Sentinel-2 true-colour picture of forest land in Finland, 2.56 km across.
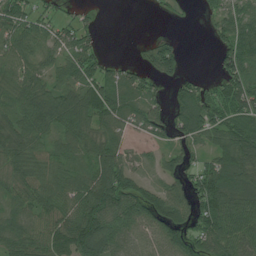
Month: July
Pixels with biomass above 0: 78%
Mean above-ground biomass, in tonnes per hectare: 74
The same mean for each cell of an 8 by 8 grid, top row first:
81 43 33 0 0 11 32 84
53 46 82 2 24 49 9 115
67 54 87 69 53 46 26 116
71 118 106 84 90 62 115 107
75 49 76 67 26 64 61 129
67 76 71 146 36 70 100 99
60 78 98 116 107 109 103 97
93 96 157 101 63 108 99 95
